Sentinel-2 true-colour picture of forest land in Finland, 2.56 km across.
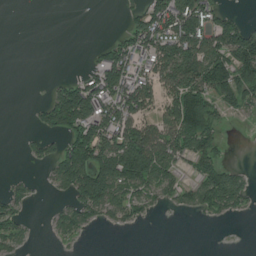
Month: July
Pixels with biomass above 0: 50%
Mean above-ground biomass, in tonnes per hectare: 64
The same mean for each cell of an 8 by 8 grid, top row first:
0 0 0 0 82 175 108 34
0 0 0 68 85 127 131 163
0 9 61 118 70 127 158 123
0 79 179 100 72 133 100 28
1 27 160 114 169 103 85 0
13 22 161 174 138 53 115 50
42 8 80 67 25 18 67 38
44 5 13 0 0 0 0 0
